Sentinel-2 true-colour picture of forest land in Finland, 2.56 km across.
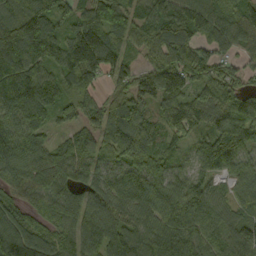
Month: September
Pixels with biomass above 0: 94%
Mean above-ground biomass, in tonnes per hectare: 100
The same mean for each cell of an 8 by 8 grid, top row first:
116 134 72 130 76 107 125 91
145 155 193 100 64 102 86 79
159 102 119 59 102 122 83 63
125 104 80 102 78 84 91 102
103 69 116 119 125 47 95 115
70 108 86 74 107 66 72 66
65 80 116 95 91 103 92 64
147 88 109 124 113 144 101 106
